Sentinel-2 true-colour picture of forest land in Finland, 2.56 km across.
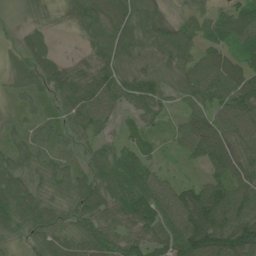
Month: June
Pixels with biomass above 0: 94%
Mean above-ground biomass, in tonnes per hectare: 66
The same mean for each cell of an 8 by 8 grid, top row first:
19 21 77 86 89 30 44 76
23 46 22 84 70 96 52 62
39 68 88 90 92 64 98 95
26 32 85 50 59 28 70 92
46 43 26 35 44 30 104 72
64 58 53 76 75 21 44 88
72 59 71 68 94 94 142 104
31 68 64 65 68 95 148 136
